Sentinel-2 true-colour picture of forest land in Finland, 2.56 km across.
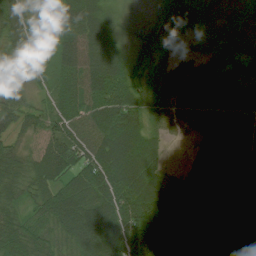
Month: August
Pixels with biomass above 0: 95%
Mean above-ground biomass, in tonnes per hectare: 59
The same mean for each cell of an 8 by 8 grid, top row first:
52 11 77 24 10 36 20 23
55 27 98 63 23 10 24 21
32 33 80 98 32 46 55 53
53 59 71 85 51 52 46 82
35 59 70 84 61 10 47 89
61 56 68 91 72 13 84 80
45 71 100 100 94 74 86 70
86 68 94 87 111 72 80 79
